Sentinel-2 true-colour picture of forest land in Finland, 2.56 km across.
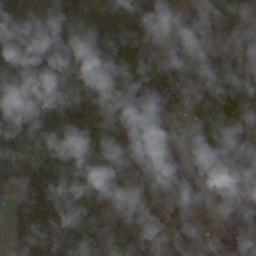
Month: October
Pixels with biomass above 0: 86%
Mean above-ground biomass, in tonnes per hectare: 107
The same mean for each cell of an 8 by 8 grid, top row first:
97 88 135 90 100 67 50 54
69 96 140 166 113 64 76 91
116 145 126 86 122 178 103 98
111 152 154 126 117 100 57 106
122 163 113 155 98 75 86 57
111 211 101 100 114 142 68 71
128 223 80 64 60 78 72 73
150 198 109 143 148 85 11 62
